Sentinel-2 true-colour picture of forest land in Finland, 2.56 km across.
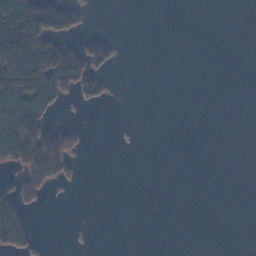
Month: November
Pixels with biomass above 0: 20%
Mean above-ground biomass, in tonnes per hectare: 27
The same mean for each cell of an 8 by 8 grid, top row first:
128 107 28 0 0 0 0 0
138 89 43 34 0 0 0 0
162 146 83 11 0 0 0 0
174 78 1 0 0 0 0 0
147 81 19 0 0 0 0 0
34 73 8 0 0 0 0 0
79 3 0 0 0 0 0 0
73 3 0 0 0 0 0 0
